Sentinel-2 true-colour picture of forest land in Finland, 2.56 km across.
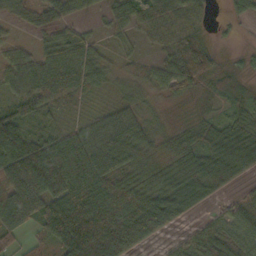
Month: October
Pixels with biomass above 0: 83%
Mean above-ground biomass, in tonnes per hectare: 58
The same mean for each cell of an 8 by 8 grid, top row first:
27 41 24 40 70 64 20 29
8 44 59 16 17 70 38 7
53 94 90 29 39 62 32 14
68 48 18 37 30 9 15 33
115 80 74 74 49 49 53 82
120 129 101 59 68 75 91 43
115 59 101 92 106 76 18 35
36 49 154 153 67 15 66 54
